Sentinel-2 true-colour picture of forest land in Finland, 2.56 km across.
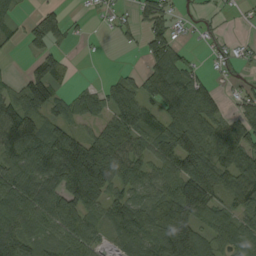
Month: August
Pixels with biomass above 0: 73%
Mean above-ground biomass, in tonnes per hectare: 80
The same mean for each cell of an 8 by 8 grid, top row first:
30 66 8 22 57 32 14 6
13 70 4 5 45 54 14 18
24 121 6 30 81 109 28 19
119 82 64 82 88 115 83 50
145 138 117 145 75 135 97 105
104 118 233 149 75 107 125 147
110 109 125 86 90 159 100 76
98 74 98 40 93 149 74 84
